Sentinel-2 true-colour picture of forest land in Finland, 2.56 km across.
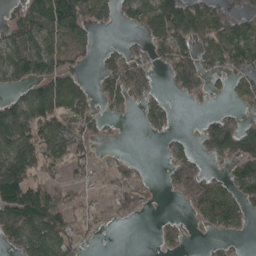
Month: April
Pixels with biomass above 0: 59%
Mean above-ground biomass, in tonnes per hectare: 71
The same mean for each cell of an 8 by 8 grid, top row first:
56 125 106 60 98 177 108 49
99 82 64 20 41 119 81 120
69 111 44 99 66 73 45 59
89 131 94 34 37 15 18 47
108 104 78 12 0 34 77 142
134 50 36 40 23 99 58 86
165 142 51 60 41 7 130 83
82 137 54 1 0 49 22 22
